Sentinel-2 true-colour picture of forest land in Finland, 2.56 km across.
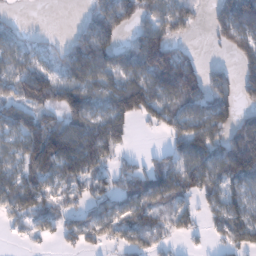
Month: January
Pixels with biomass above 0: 71%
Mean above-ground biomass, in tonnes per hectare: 83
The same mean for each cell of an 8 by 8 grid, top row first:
13 0 21 132 78 89 41 176
63 31 104 99 156 80 12 115
102 96 94 84 112 190 113 90
77 63 100 88 76 93 129 84
67 118 112 116 2 70 126 174
74 98 96 53 69 98 116 146
76 65 62 83 90 70 49 100
12 25 71 50 66 27 20 93
